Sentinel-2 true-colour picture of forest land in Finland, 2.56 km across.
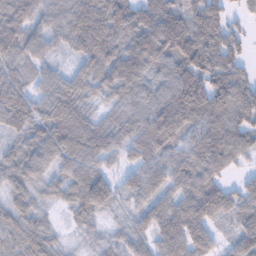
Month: February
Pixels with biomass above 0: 93%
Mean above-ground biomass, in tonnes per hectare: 83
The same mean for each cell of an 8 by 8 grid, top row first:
109 81 135 128 94 92 106 30
92 61 88 92 140 134 109 69
64 62 62 100 95 108 106 81
108 91 88 38 95 145 110 105
35 108 129 74 114 77 104 86
67 53 89 51 89 81 96 24
52 26 71 54 68 91 119 65
41 45 15 30 65 112 96 48
